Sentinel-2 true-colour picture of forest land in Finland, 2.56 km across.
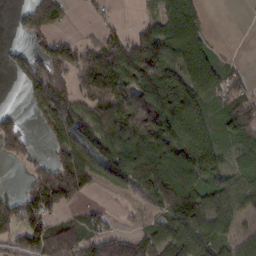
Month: February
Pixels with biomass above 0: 70%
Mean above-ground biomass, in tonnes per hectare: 92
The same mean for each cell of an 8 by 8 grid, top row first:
35 121 4 16 23 147 20 0
27 86 60 68 121 151 67 2
21 132 62 112 151 146 140 51
37 89 88 141 188 186 80 104
96 51 111 156 188 179 113 54
2 125 172 138 203 199 108 49
67 93 34 16 31 137 119 69
75 117 84 82 71 124 122 58
